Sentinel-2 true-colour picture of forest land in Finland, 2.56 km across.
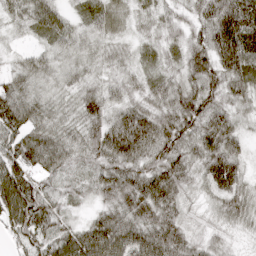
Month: April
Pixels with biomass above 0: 97%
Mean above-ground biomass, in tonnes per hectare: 61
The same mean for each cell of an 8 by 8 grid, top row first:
51 69 36 58 31 34 65 110
17 43 44 35 27 39 82 114
44 39 45 40 39 47 75 69
87 51 47 58 80 78 77 36
74 73 56 109 102 72 78 49
109 48 36 72 67 72 63 55
116 68 18 51 67 50 22 58
49 61 92 118 91 73 36 14
